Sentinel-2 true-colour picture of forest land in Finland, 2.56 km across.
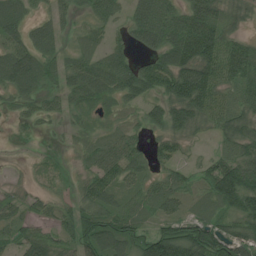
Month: July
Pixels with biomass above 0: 81%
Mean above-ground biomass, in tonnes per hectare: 54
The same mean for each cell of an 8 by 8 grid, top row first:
63 37 23 38 81 65 88 41
56 58 35 37 43 98 95 62
81 50 73 76 92 92 82 65
21 31 43 27 45 73 68 53
3 5 22 43 28 35 10 61
3 15 20 58 43 42 62 94
31 27 52 62 50 36 31 86
40 60 72 92 58 110 109 73
